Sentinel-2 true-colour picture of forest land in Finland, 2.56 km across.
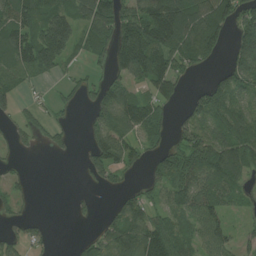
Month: July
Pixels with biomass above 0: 64%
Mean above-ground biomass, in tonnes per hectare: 74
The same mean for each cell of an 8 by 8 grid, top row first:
113 111 101 146 132 158 124 108
128 188 55 88 160 128 117 106
62 33 30 56 77 82 29 103
44 26 19 99 96 33 119 75
31 25 10 101 62 48 98 112
19 0 9 56 33 137 113 74
27 0 15 33 73 81 97 33
47 19 21 100 127 80 77 45
